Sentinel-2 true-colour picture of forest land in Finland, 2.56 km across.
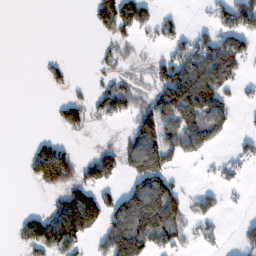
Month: February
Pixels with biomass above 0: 43%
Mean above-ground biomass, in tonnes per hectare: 60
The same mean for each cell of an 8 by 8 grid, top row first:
0 0 0 128 80 22 32 144
0 0 0 42 18 53 108 76
0 25 5 56 29 153 155 46
0 6 70 74 92 135 108 15
0 59 6 32 139 90 58 29
1 142 85 53 141 40 13 23
3 45 177 83 194 110 58 9
35 138 76 98 132 70 29 30
